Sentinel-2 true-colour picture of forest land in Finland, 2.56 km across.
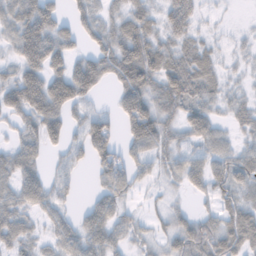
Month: November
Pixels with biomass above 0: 78%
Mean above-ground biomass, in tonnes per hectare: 45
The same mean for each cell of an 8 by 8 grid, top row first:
53 71 40 31 33 77 10 1
46 87 29 63 78 43 28 9
58 74 77 40 87 56 47 10
51 73 30 29 82 47 43 30
30 40 35 64 62 38 50 28
52 30 13 68 27 27 59 59
47 34 18 55 11 17 19 55
43 21 51 53 20 50 71 72
